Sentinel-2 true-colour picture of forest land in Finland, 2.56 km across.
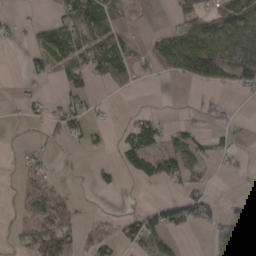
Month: April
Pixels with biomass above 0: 46%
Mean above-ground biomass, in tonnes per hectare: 40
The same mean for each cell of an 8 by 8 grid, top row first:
10 9 89 54 10 31 63 104
4 69 70 93 24 91 102 83
4 20 56 57 15 24 76 65
4 24 47 5 16 2 14 3
6 17 15 16 106 55 34 34
13 28 1 15 51 60 21 7
21 73 11 3 29 59 48 46
21 78 36 59 96 21 20 115
